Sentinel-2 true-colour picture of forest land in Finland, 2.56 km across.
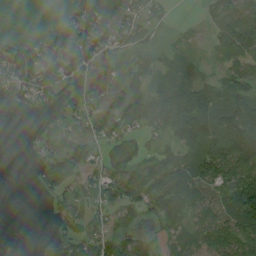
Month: August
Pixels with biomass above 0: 70%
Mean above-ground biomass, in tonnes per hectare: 67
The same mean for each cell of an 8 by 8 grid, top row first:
0 0 102 103 71 9 41 73
72 87 134 63 40 19 20 96
127 84 81 21 31 77 59 76
26 36 59 56 140 183 124 122
0 67 93 48 29 61 135 198
0 66 65 66 68 96 104 105
0 13 55 61 62 87 70 118
19 31 80 60 34 34 67 77
